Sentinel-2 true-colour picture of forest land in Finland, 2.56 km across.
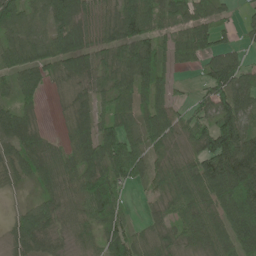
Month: June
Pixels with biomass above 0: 86%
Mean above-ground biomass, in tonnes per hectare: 74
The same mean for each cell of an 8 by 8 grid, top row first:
79 81 91 53 114 65 70 27
70 75 99 72 96 94 90 42
60 52 72 74 91 35 69 90
66 9 61 64 75 50 58 95
68 46 82 106 79 53 103 137
42 58 82 102 60 82 142 167
20 61 46 94 13 68 96 169
60 56 39 68 42 55 94 131
